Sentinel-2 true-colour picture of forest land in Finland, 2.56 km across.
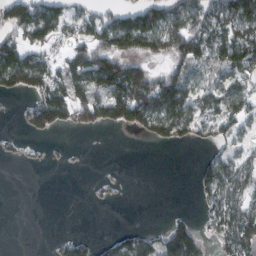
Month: February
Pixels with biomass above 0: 51%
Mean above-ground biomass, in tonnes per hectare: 57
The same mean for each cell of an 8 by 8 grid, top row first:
104 99 64 58 108 76 75 100
109 61 86 108 78 89 80 104
98 92 105 156 125 105 51 66
11 134 73 109 128 114 58 69
10 6 1 0 12 34 31 36
0 0 0 7 0 0 61 69
0 0 0 3 0 4 45 77
0 3 40 45 57 128 32 88
